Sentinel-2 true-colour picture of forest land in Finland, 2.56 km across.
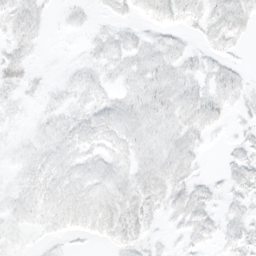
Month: March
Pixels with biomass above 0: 71%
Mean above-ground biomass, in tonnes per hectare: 7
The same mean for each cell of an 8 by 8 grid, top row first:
9 4 3 4 6 9 11 13
7 1 2 9 9 7 6 4
9 2 7 6 11 11 9 6
4 5 7 9 12 12 13 5
4 7 9 9 9 10 3 5
4 8 9 10 11 13 3 8
7 8 10 13 13 9 8 6
4 3 3 8 8 3 5 9
